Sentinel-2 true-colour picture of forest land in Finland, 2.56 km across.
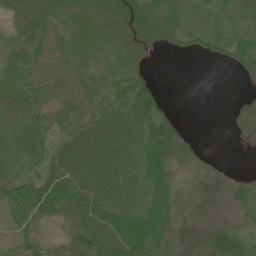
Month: June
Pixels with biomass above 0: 79%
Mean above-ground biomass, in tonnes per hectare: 40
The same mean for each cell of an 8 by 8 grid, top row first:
48 62 58 52 50 40 30 38
36 55 43 16 19 12 27 46
43 45 42 34 25 0 0 6
60 44 49 56 65 11 0 9
40 40 86 81 58 48 1 1
35 55 70 62 63 27 11 9
51 70 64 65 61 34 6 21
25 28 74 78 86 14 31 48
